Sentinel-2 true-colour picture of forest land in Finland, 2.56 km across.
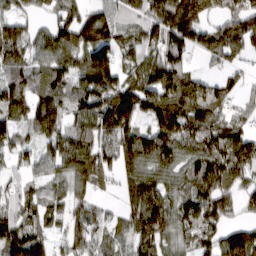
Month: March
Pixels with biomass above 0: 85%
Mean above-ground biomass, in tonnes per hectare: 92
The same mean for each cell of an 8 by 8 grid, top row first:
65 47 81 61 86 164 61 105
95 104 128 112 92 100 87 84
81 96 91 116 117 125 70 38
91 111 89 178 115 144 137 57
68 71 114 79 119 110 104 110
38 56 118 48 99 78 128 81
66 69 66 22 125 93 105 43
151 65 104 56 95 79 74 114
